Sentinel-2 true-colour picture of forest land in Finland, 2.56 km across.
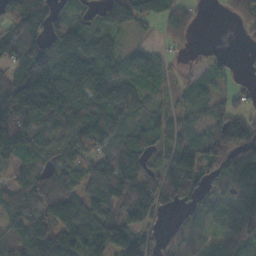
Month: October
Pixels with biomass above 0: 81%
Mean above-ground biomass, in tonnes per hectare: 68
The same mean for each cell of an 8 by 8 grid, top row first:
90 74 45 22 53 60 3 46
68 94 84 67 31 16 10 4
100 144 114 93 64 25 42 18
120 118 102 64 35 33 49 38
105 68 64 71 75 63 86 82
44 65 67 134 74 62 59 94
67 80 120 100 104 23 35 64
66 120 128 149 75 32 16 51
